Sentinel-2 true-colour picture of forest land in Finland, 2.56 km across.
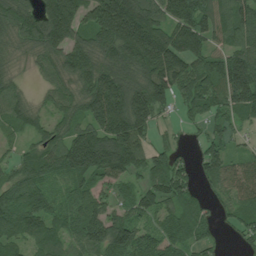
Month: July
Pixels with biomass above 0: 87%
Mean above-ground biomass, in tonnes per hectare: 119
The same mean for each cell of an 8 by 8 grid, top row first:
133 195 157 259 182 181 133 120
67 129 122 176 236 180 119 101
51 53 135 186 170 161 114 203
91 61 109 264 182 46 87 107
32 90 199 200 91 34 82 36
82 99 137 134 92 139 86 89
154 101 113 79 100 89 40 94
89 93 100 161 86 83 49 38
